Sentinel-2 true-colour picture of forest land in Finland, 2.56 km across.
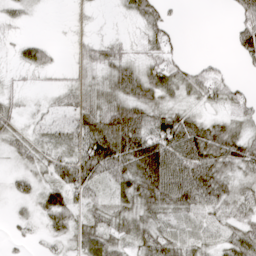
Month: April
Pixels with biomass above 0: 75%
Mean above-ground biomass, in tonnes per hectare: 40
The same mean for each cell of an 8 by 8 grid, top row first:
19 1 6 4 48 6 0 44
17 24 21 33 27 20 0 49
10 6 30 50 60 54 51 13
26 18 52 69 54 44 20 32
35 28 59 98 93 99 94 73
23 37 78 55 95 90 79 34
8 45 32 33 51 51 46 38
11 17 43 44 45 50 33 54
